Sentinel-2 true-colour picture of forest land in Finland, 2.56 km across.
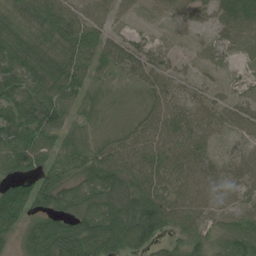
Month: July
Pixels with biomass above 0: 92%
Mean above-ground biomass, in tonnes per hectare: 55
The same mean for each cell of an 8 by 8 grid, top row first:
50 68 51 37 16 37 30 84
68 51 71 51 31 13 26 33
78 77 65 31 45 31 16 13
55 100 52 45 53 57 46 42
76 65 67 58 68 64 40 27
55 58 57 79 74 60 60 47
90 59 65 74 91 66 54 40
42 107 100 77 70 31 31 71
